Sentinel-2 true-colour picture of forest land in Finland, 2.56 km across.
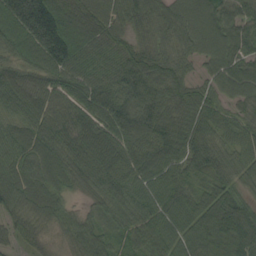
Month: September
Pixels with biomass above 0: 98%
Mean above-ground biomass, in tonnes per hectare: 77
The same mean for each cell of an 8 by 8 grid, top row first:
159 184 101 77 87 76 73 74
67 159 105 64 73 57 60 78
71 69 73 72 100 87 51 84
58 84 86 90 94 97 76 38
62 73 101 92 79 102 71 61
70 63 77 87 75 69 64 57
57 65 23 59 76 72 74 74
41 35 65 38 67 62 83 95
